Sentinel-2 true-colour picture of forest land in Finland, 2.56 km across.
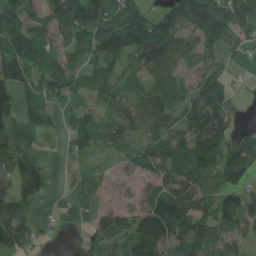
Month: July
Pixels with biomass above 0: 77%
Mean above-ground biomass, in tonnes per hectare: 83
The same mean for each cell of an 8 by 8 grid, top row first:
77 71 154 110 87 152 180 148
71 54 73 134 146 106 89 38
113 85 60 66 61 54 107 17
79 37 43 81 114 69 135 11
74 8 61 71 103 85 113 88
135 69 24 18 49 79 72 107
135 8 55 62 66 132 82 153
136 22 51 93 108 87 88 62
